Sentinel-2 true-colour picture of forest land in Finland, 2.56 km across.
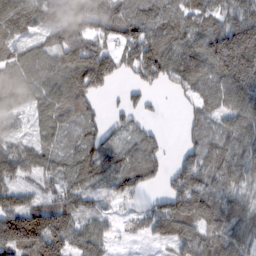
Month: February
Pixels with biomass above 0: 85%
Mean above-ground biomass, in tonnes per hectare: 78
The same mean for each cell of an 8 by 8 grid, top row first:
88 63 91 100 71 77 77 84
55 62 143 64 139 96 113 202
67 76 122 52 70 62 90 166
41 54 82 21 33 5 66 101
42 48 60 54 52 8 74 83
59 46 73 65 64 72 93 94
109 104 66 21 40 137 125 89
142 155 75 34 24 91 96 85
